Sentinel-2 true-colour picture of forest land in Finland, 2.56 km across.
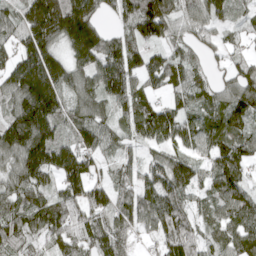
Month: April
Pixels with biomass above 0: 91%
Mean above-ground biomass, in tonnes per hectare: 105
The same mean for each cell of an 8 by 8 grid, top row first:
89 261 239 57 171 96 98 31
82 154 182 115 104 64 48 30
150 213 98 151 77 83 44 87
122 179 95 73 109 85 64 111
151 167 67 55 78 83 71 98
112 107 151 62 76 150 78 94
102 112 108 111 120 115 65 104
99 79 94 128 27 144 62 120
